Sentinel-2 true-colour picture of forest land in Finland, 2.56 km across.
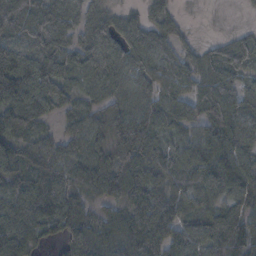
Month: November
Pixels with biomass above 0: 91%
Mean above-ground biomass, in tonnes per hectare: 87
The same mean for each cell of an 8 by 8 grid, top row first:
112 95 66 56 54 46 4 4
116 121 79 103 112 76 43 77
171 120 54 71 72 92 86 60
110 52 52 72 84 87 111 102
89 65 66 89 112 64 89 105
93 114 98 107 100 87 85 108
108 131 88 53 108 90 76 70
134 45 111 78 119 101 99 107
